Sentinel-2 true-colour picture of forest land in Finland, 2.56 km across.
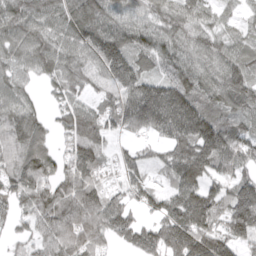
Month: April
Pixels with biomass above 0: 90%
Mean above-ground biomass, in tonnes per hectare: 108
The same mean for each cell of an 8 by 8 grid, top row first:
117 97 125 106 89 116 56 38
106 112 117 169 106 98 90 70
67 65 93 139 127 122 98 127
105 37 100 123 218 207 109 94
104 52 135 46 47 136 180 109
113 96 137 31 59 92 107 77
79 122 148 138 66 132 152 162
43 100 144 78 137 191 153 104
